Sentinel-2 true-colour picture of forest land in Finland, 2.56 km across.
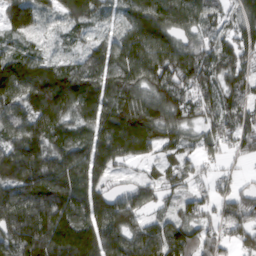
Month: March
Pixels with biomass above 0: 91%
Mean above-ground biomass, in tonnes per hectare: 120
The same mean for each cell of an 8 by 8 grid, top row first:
119 52 128 37 149 162 98 126
55 34 52 97 172 150 103 125
188 162 134 129 143 140 125 119
102 162 134 128 155 124 85 108
123 131 121 171 132 98 88 95
146 139 138 60 42 93 49 35
158 184 148 153 89 66 70 127
150 207 235 143 148 154 98 75
